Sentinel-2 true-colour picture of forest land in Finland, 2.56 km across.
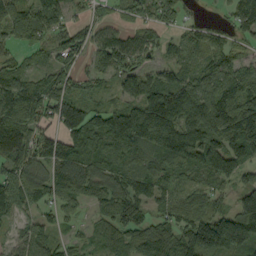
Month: September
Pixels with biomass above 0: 87%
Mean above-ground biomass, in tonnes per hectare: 90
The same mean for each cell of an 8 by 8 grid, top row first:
128 79 26 34 56 56 9 80
62 52 66 107 70 39 65 30
106 82 50 50 118 107 102 114
110 92 105 92 151 166 150 149
128 123 127 119 125 183 152 128
109 91 93 101 66 86 91 73
81 44 37 74 50 71 77 80
50 70 37 61 95 104 199 148
